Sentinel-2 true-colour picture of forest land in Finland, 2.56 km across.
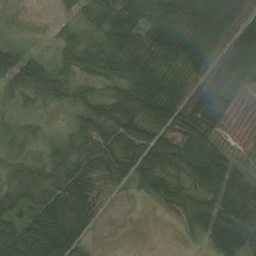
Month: August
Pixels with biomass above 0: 81%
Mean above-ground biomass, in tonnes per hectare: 50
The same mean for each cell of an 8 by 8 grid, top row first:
2 2 22 64 70 98 76 53
30 11 54 74 76 98 79 71
61 74 32 53 103 52 66 29
16 10 36 63 67 88 71 7
22 26 48 53 84 73 63 4
54 56 60 32 61 48 99 37
54 100 64 3 4 46 49 65
76 100 45 0 0 4 29 64
